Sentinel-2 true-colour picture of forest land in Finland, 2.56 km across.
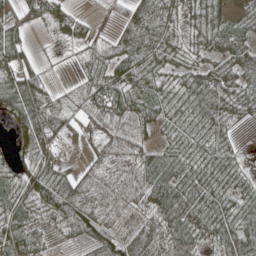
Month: May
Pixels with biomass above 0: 85%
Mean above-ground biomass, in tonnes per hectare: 50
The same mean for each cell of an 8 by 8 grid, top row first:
37 52 28 16 61 30 65 44
71 5 25 45 78 40 44 51
90 24 30 84 53 33 64 52
77 87 49 81 61 43 73 33
31 63 22 40 38 41 48 15
41 73 45 26 62 67 48 32
62 55 64 30 50 104 69 47
76 29 30 49 49 76 38 71
